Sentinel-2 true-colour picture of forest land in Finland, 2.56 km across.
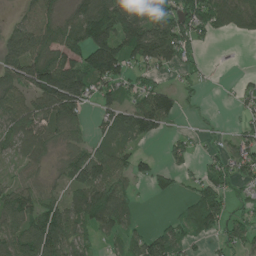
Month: June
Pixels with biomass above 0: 71%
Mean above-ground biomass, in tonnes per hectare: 81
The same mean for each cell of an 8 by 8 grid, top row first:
27 84 101 167 123 122 130 98
127 117 121 178 173 151 15 0
105 214 158 109 58 20 12 17
93 114 77 77 139 69 7 29
75 73 42 59 31 42 16 62
35 27 99 105 40 40 60 64
118 82 100 140 8 18 140 36
111 149 60 33 75 96 42 68
